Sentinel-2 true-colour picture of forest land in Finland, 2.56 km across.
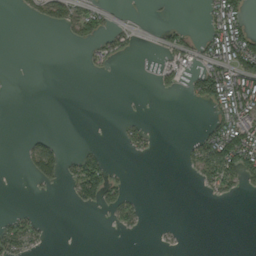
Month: September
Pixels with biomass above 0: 25%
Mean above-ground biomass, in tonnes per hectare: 26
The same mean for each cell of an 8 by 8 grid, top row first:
4 48 74 12 1 1 31 75
0 0 12 47 2 44 52 116
0 0 0 2 1 25 112 101
0 0 0 0 2 0 23 94
0 38 7 1 30 1 86 139
0 61 94 34 0 0 65 78
7 0 18 43 13 0 0 0
74 9 0 0 1 3 0 0
